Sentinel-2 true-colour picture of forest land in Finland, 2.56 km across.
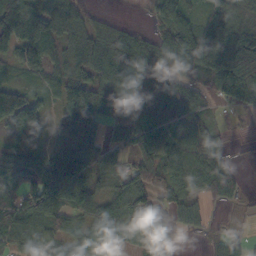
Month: October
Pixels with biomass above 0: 81%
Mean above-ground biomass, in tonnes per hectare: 67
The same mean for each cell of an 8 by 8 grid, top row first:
124 88 53 9 10 81 55 34
85 59 83 114 78 118 127 71
27 45 79 114 105 60 64 14
133 29 120 80 61 51 24 10
67 30 69 48 85 69 79 3
71 128 91 64 85 80 81 21
81 107 75 97 123 66 33 17
68 92 81 61 76 18 13 27
